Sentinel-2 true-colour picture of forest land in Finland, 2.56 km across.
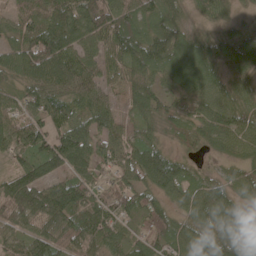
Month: May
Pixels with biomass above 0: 93%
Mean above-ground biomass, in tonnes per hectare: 75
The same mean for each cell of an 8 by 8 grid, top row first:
47 84 115 112 87 72 48 28
59 128 83 94 128 92 64 77
51 99 99 55 89 73 77 52
38 94 71 53 71 47 71 85
84 93 100 76 71 45 59 73
70 70 70 59 89 88 37 57
100 123 95 80 79 49 84 52
58 97 79 62 72 70 65 73
